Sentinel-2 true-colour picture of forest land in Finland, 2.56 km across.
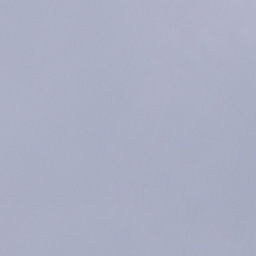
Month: December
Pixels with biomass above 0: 59%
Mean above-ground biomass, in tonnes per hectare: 53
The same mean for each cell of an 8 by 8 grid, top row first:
73 40 9 19 57 57 75 69
89 62 21 0 24 34 76 99
2 98 32 0 73 66 77 85
13 20 8 0 60 30 36 92
18 19 71 56 15 2 111 99
20 58 87 89 61 21 63 80
4 100 83 95 82 81 67 31
1 81 70 136 127 57 27 6
